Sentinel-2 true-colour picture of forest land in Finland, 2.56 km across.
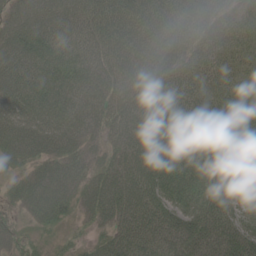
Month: June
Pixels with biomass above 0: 96%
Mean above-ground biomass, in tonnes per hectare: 61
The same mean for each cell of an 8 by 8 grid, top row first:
44 69 83 92 80 78 64 38
61 82 72 85 79 74 58 42
72 77 77 62 65 69 61 40
69 71 66 64 64 66 63 48
54 60 43 40 71 71 66 50
27 55 46 61 87 75 68 40
24 64 36 65 79 70 74 41
23 14 18 57 72 66 63 67
